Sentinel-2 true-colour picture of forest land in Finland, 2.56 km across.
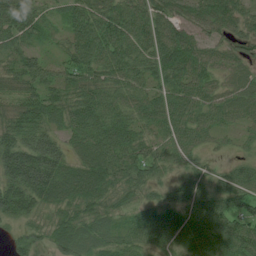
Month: July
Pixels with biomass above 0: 93%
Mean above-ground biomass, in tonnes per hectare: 63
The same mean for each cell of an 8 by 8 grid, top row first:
68 26 71 78 71 58 82 62
51 20 79 80 72 107 48 39
54 59 64 65 58 74 58 43
57 66 78 68 61 84 59 49
93 90 49 88 60 50 29 19
112 120 81 81 60 31 33 47
86 55 63 48 51 49 65 64
28 46 64 46 55 54 82 96
